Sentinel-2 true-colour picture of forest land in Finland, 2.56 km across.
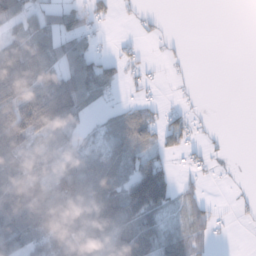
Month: January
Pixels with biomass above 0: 58%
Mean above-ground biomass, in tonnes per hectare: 46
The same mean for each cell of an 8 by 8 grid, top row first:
61 46 58 23 12 0 0 0
79 59 77 9 11 7 0 0
121 77 95 44 17 6 0 0
121 110 49 23 37 26 4 0
107 43 33 52 58 39 15 0
72 62 95 70 119 32 12 2
106 94 80 95 115 32 30 7
75 59 68 66 77 43 19 0
